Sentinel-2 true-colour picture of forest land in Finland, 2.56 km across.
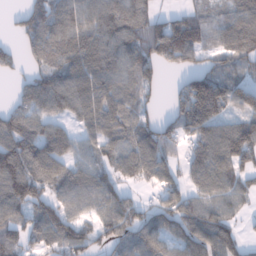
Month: January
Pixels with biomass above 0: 80%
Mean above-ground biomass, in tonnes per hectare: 90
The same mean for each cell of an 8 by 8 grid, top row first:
25 87 99 106 86 51 59 102
37 101 122 110 102 164 83 107
30 95 111 99 85 18 133 67
76 78 84 107 65 81 155 84
111 111 63 91 127 80 124 164
145 88 85 71 86 64 112 84
88 88 61 98 67 110 89 44
61 75 105 87 104 85 133 63
